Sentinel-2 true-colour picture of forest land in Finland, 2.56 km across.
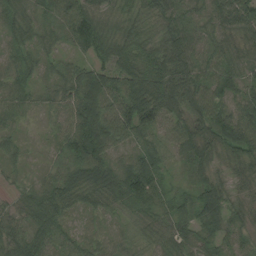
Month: August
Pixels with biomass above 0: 97%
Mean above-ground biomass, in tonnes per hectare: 58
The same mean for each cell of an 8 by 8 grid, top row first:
42 44 80 40 43 53 48 67
40 36 47 60 58 74 54 41
52 29 83 72 84 73 63 48
44 30 123 92 120 59 80 67
30 17 130 76 50 52 58 85
17 42 78 88 118 18 45 38
41 84 38 48 61 61 71 38
65 70 43 29 35 64 47 42
